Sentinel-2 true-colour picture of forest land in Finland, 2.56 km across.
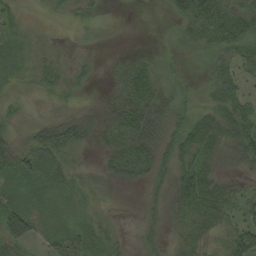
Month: August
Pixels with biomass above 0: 84%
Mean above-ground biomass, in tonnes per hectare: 29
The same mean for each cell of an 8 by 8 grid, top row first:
19 12 18 1 0 29 77 63
16 18 9 2 3 8 28 56
16 30 17 19 39 14 16 35
21 18 17 38 44 27 34 49
27 45 22 30 41 38 58 50
34 36 19 20 22 42 53 15
46 20 16 11 13 31 61 34
56 22 40 23 17 22 25 61
